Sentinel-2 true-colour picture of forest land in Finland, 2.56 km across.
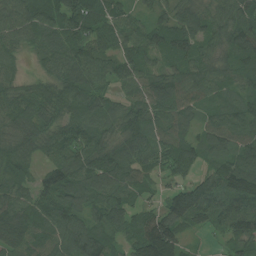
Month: July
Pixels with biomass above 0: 94%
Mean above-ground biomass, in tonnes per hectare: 85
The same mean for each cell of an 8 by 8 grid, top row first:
94 86 121 85 37 78 81 85
54 65 87 74 77 82 68 95
51 70 108 68 85 80 87 67
79 76 90 85 98 91 48 80
96 72 93 93 114 92 78 95
69 69 106 120 60 55 56 143
96 90 94 98 55 99 110 105
104 85 123 73 160 107 12 71
